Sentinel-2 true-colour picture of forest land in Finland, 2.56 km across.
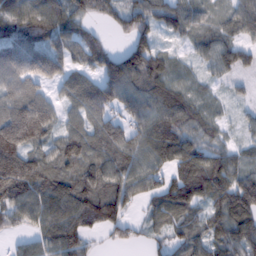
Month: February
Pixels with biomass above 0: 87%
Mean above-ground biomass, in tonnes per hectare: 79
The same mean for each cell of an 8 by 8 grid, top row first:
110 106 62 51 85 97 60 87
122 113 66 25 91 22 62 63
91 79 56 121 106 60 31 26
111 86 62 71 89 96 51 17
140 61 99 103 81 89 69 34
144 92 106 98 106 80 117 84
86 100 109 106 33 91 60 112
29 87 86 33 28 47 71 104
